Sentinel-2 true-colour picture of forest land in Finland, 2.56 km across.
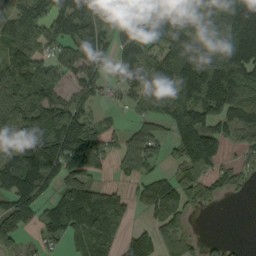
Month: September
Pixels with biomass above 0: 76%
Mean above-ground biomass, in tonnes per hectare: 100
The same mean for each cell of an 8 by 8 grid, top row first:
106 108 168 102 141 113 122 115
125 75 142 63 75 137 80 127
146 104 91 56 127 180 208 169
171 159 79 19 45 135 107 121
156 149 133 56 132 78 123 52
161 124 86 25 68 64 67 40
97 62 157 111 58 124 22 0
90 47 79 65 106 102 19 3
